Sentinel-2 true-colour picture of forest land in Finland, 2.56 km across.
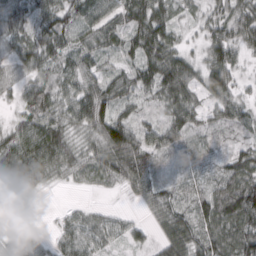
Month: March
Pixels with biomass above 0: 89%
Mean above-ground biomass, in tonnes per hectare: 51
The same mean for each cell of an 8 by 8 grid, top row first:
43 69 65 61 84 37 37 55
51 78 46 42 80 47 54 48
26 39 59 48 59 97 73 30
22 67 74 58 20 58 38 45
70 110 33 55 61 43 23 25
104 42 25 52 72 19 30 86
15 1 17 11 22 49 75 118
19 18 66 33 23 73 72 94
